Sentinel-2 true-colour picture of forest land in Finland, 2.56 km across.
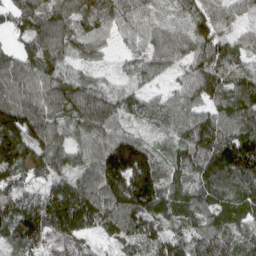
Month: April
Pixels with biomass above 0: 96%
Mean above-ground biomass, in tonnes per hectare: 111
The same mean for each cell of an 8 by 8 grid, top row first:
114 135 110 107 74 80 112 56
73 123 101 33 75 101 123 92
116 102 62 34 60 51 144 106
156 106 103 87 74 96 95 123
177 139 76 136 95 83 150 182
82 90 91 192 238 102 125 167
129 166 189 129 175 105 97 97
103 164 108 64 108 97 118 97
